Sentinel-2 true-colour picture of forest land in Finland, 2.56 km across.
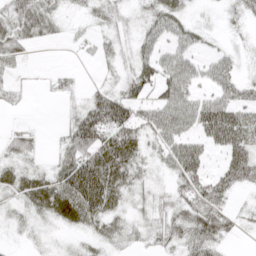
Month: April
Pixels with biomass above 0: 71%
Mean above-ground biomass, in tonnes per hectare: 36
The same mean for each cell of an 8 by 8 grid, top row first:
50 43 12 30 25 46 4 24
44 6 11 18 38 41 13 9
12 7 6 11 56 67 34 29
6 0 33 74 39 74 69 51
31 5 63 77 36 60 42 59
38 38 106 84 25 32 36 55
23 57 80 48 20 42 61 13
6 9 14 32 20 35 53 7
